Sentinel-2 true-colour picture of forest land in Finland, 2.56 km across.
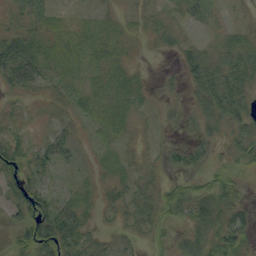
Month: September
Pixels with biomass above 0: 71%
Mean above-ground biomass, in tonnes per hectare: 22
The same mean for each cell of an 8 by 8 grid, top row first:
23 23 6 9 14 17 14 3
41 26 25 22 6 17 19 31
40 29 16 22 6 11 54 46
9 11 24 25 11 14 41 41
22 10 4 15 12 14 20 32
20 7 5 12 21 17 17 17
23 22 28 23 37 31 43 32
23 41 38 20 14 13 36 40
